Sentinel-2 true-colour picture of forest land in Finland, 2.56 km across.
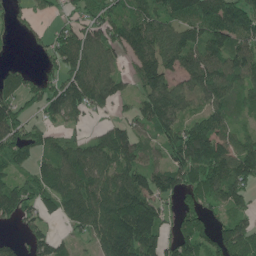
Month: June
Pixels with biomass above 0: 77%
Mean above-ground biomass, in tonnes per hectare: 107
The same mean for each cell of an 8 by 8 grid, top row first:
33 38 68 110 126 115 148 157
5 59 136 109 156 145 135 125
66 60 132 98 115 84 134 105
92 93 78 40 97 116 96 69
124 67 77 130 69 150 205 107
69 111 129 124 129 127 157 171
120 74 142 160 163 60 81 86
41 90 37 172 186 114 98 156
